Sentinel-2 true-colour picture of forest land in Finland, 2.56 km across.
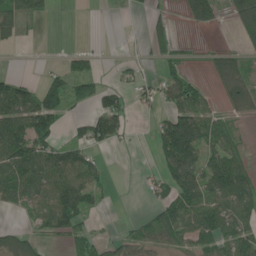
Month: June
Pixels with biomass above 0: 54%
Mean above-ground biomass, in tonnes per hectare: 56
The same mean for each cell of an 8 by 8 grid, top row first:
90 22 0 0 19 22 93 114
14 1 17 0 23 43 11 32
51 50 91 10 31 66 24 74
111 130 26 96 16 86 55 42
125 86 60 42 4 176 72 32
124 103 87 9 13 93 106 88
32 83 94 4 11 84 101 88
65 24 48 28 44 51 67 88
